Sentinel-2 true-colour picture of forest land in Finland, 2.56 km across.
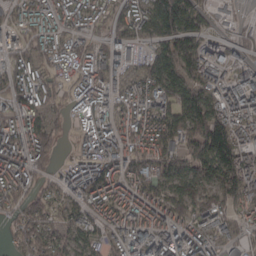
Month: March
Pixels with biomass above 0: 88%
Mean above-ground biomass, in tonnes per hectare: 118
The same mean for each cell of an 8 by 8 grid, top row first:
97 115 105 97 120 226 68 31
92 111 87 88 42 170 89 56
119 90 87 109 104 163 133 109
126 116 69 94 133 136 188 129
155 129 51 126 136 130 225 158
154 68 129 147 137 146 138 212
98 104 107 111 135 123 141 102
88 144 116 81 137 135 122 68
